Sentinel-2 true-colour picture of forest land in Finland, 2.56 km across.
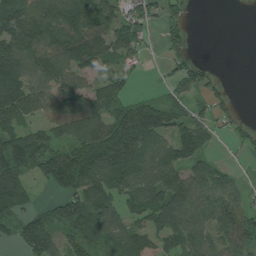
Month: July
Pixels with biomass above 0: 74%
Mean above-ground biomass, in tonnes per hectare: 86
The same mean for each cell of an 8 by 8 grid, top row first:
156 123 145 68 64 30 0 0
134 118 131 92 33 37 0 0
173 104 75 79 6 49 40 0
125 81 133 91 120 75 48 15
124 93 118 160 123 115 53 16
126 113 161 140 119 97 105 24
84 38 128 100 117 133 103 83
46 104 84 77 84 94 87 114
